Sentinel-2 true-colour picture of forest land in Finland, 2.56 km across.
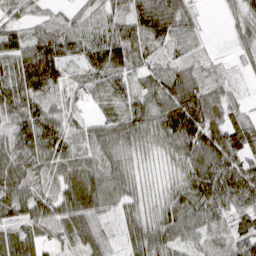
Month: March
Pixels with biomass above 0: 93%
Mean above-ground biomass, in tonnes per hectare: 69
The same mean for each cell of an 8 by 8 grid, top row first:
42 36 41 60 98 97 9 42
89 117 67 124 60 47 21 44
84 95 41 64 38 85 64 14
68 68 32 48 75 135 113 48
89 84 52 97 64 94 120 84
94 36 46 82 30 42 124 109
84 79 100 50 47 61 89 68
67 38 76 37 98 55 53 80
